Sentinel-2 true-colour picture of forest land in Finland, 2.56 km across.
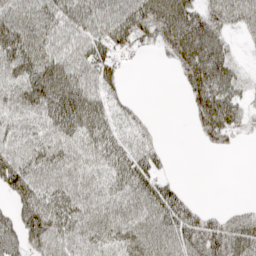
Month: April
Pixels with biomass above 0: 77%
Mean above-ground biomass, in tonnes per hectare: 51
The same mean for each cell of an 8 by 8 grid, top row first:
63 53 57 57 72 97 55 49
76 57 46 56 22 85 95 12
65 91 57 36 0 14 111 36
55 71 79 43 10 0 102 46
49 63 51 54 34 0 25 10
90 60 53 52 65 10 0 0
55 74 64 57 56 67 14 13
54 70 51 53 68 61 74 64
